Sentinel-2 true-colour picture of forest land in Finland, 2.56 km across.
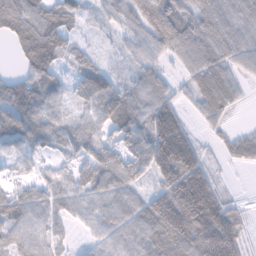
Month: February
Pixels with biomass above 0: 87%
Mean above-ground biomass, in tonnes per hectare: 80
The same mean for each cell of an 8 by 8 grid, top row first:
97 95 49 54 113 112 99 92
47 106 43 18 58 88 107 79
61 88 71 51 60 27 106 41
113 77 50 99 81 71 68 15
76 57 78 88 120 200 15 51
44 51 78 107 68 204 92 1
111 79 63 89 94 174 164 26
67 60 14 64 100 142 164 64
